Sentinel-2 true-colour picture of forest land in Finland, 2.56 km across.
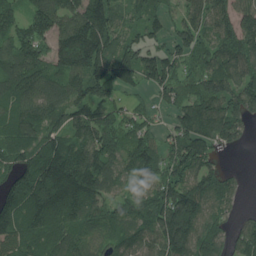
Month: July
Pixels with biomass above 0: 88%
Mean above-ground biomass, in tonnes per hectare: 131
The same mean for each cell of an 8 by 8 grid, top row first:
86 160 167 141 103 66 122 132
152 108 258 153 114 113 112 155
159 132 146 187 107 124 161 145
120 136 126 105 60 93 164 139
154 134 125 112 106 126 137 40
124 189 201 110 99 119 147 27
157 209 185 95 111 249 113 41
124 133 104 89 97 213 176 103
